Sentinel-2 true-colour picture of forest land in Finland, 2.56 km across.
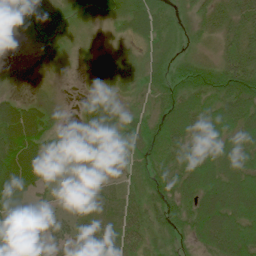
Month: June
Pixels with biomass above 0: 87%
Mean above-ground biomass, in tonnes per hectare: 43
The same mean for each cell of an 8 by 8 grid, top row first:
12 36 20 27 62 25 44 63
1 15 16 20 29 17 17 62
4 10 9 50 30 47 54 84
58 31 22 59 33 81 54 82
74 32 17 39 61 62 52 59
74 32 15 24 45 59 74 71
44 18 27 43 47 52 84 88
20 28 63 58 33 26 63 86
